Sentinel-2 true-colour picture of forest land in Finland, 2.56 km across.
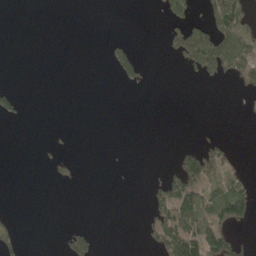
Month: May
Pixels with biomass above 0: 19%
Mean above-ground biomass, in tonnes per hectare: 27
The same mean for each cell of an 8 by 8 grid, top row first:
0 0 0 0 0 59 49 107
0 0 0 23 3 56 134 123
1 0 0 8 22 0 27 45
34 0 0 0 0 0 0 10
0 8 0 1 0 9 40 0
0 10 6 2 4 73 53 36
1 0 0 0 21 157 119 95
30 0 58 0 17 117 142 46
